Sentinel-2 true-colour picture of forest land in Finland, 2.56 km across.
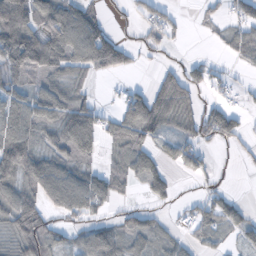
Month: October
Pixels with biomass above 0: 62%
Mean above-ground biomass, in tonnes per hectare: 53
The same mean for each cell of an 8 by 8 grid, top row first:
133 73 89 16 39 21 15 39
104 87 88 26 25 10 4 51
73 52 37 6 7 82 41 8
89 73 90 24 115 78 50 25
99 46 101 44 54 47 33 25
108 116 79 63 59 18 24 4
106 61 86 26 28 18 50 32
63 83 48 74 47 25 32 26
